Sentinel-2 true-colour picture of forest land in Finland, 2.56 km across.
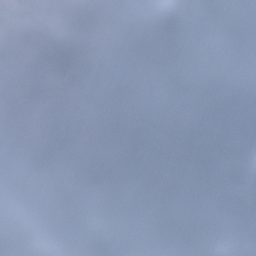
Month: December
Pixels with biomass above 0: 81%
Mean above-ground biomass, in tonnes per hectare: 100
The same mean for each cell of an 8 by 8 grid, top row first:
101 89 104 25 115 120 105 127
74 100 104 22 87 110 160 91
35 115 156 101 25 103 127 98
29 121 79 169 101 132 125 188
32 83 89 134 136 170 167 179
15 50 110 69 113 170 221 125
46 44 47 65 126 132 124 126
68 57 37 62 54 85 98 125
